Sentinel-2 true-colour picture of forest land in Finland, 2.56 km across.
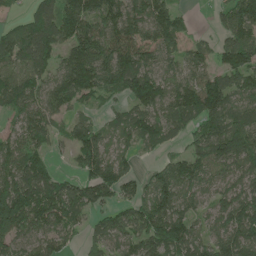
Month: June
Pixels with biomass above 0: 83%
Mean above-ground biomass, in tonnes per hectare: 101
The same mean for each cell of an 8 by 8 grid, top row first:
27 108 153 121 121 68 9 138
106 119 155 137 110 69 53 151
104 87 176 111 151 92 102 96
70 93 48 44 114 117 153 102
76 64 120 64 64 38 119 156
111 103 67 123 38 114 84 92
177 163 106 65 102 129 63 137
96 91 42 88 105 142 87 159
